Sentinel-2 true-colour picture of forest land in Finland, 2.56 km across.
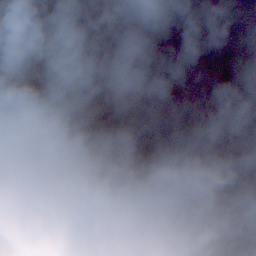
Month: November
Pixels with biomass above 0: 55%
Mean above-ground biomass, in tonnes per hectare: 59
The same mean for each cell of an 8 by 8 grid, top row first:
73 89 79 60 78 64 57 6
39 67 55 53 74 100 75 64
79 92 65 66 42 71 64 81
76 74 7 10 36 35 75 38
83 60 41 43 75 26 0 11
97 79 56 100 94 19 15 13
97 117 68 23 0 1 32 47
147 197 92 15 77 64 24 27
